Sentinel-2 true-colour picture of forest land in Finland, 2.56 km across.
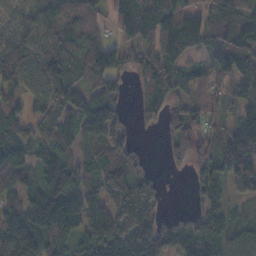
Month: November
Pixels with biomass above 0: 83%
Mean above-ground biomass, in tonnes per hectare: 85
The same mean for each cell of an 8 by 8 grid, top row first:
57 88 95 68 93 145 105 84
100 86 74 51 70 129 77 114
83 116 60 65 85 90 45 75
68 92 91 93 62 47 55 54
101 66 58 102 9 76 61 128
66 100 84 114 63 15 92 162
84 129 113 109 119 13 74 30
145 122 76 122 107 112 85 56
